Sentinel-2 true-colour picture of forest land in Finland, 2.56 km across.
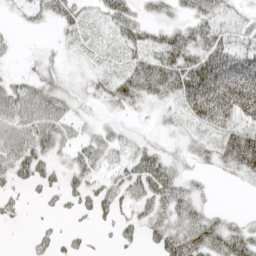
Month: April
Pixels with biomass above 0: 71%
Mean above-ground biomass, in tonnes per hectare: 40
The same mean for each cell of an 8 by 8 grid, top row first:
8 32 35 57 26 24 50 16
7 11 19 19 56 79 72 44
24 35 16 41 94 92 137 99
69 68 14 16 15 29 127 95
67 48 34 37 21 14 33 105
35 29 36 27 62 30 12 29
17 10 25 37 30 44 19 1
0 26 17 12 26 59 59 52
